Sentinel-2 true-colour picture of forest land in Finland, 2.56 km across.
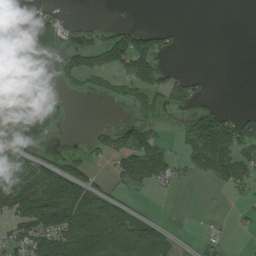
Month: July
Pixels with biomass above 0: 44%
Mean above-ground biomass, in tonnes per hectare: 55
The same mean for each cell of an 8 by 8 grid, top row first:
102 70 7 2 0 0 0 0
70 74 46 144 96 20 0 0
51 0 59 48 100 43 13 0
149 93 0 1 31 20 55 16
45 24 3 61 89 20 107 85
114 76 72 33 81 41 50 63
107 155 160 86 9 0 1 12
64 131 183 157 116 23 15 2
